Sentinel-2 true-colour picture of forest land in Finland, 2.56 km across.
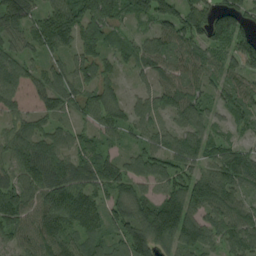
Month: August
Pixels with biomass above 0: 91%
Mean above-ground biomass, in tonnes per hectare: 86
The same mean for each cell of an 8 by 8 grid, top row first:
92 86 112 98 71 113 90 93
59 80 111 62 67 96 87 97
84 84 86 46 36 90 81 68
59 72 54 87 67 86 59 74
94 83 72 40 63 79 75 49
87 104 86 108 77 92 91 85
113 112 140 89 98 154 109 81
65 103 79 77 133 115 81 94
